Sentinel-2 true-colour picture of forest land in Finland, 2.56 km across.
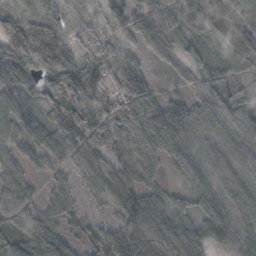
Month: October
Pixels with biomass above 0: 93%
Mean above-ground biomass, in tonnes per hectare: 74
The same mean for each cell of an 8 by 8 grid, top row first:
86 68 41 51 69 87 87 76
129 181 67 57 51 49 51 70
76 91 135 82 52 26 63 50
48 59 134 101 92 73 68 76
47 62 82 76 105 80 50 66
57 31 38 62 68 25 80 66
105 55 35 36 111 57 83 79
68 121 40 84 119 120 95 101
